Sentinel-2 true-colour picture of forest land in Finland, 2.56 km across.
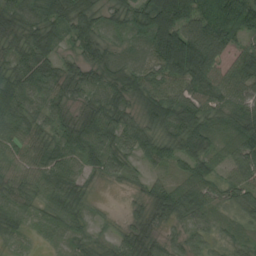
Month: August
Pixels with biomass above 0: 91%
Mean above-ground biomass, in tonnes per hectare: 54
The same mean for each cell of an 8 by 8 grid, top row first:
75 66 89 35 78 141 89 74
52 64 51 38 53 150 102 37
64 71 54 68 65 65 67 63
60 52 42 74 54 86 55 66
43 48 74 59 59 56 49 66
50 58 33 35 23 25 46 52
54 40 35 3 30 66 39 29
24 14 23 23 46 26 24 17
